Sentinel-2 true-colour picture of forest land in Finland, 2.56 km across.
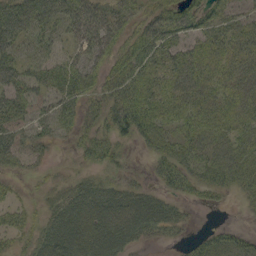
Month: September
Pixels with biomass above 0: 77%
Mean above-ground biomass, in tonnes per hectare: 37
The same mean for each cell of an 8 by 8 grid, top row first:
68 52 53 36 31 46 46 33
43 28 33 37 50 44 40 45
45 37 43 39 49 44 43 39
40 29 34 49 56 39 45 41
42 22 24 40 27 39 45 45
17 10 10 13 11 63 42 48
26 17 45 46 49 21 13 7
26 37 50 54 21 10 34 31
